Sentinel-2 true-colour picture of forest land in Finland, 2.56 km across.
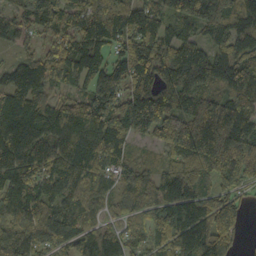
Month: October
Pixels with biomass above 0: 93%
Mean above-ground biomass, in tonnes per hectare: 127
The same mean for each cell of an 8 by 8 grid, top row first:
74 121 101 156 127 110 192 133
52 79 132 98 142 142 93 112
121 137 140 164 106 159 147 139
160 125 134 134 205 178 230 153
153 116 129 134 45 178 266 223
135 119 117 71 67 114 137 162
111 88 84 57 75 134 165 78
150 115 98 90 59 130 190 51
